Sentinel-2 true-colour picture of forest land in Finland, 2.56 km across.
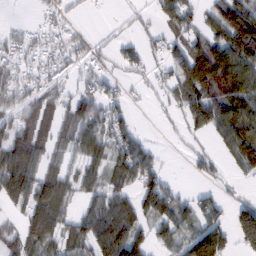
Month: February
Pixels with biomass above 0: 67%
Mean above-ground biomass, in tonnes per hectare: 66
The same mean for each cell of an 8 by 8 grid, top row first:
1 21 10 3 18 73 43 132
46 36 33 22 41 47 94 127
50 37 33 29 19 71 117 119
65 89 60 63 4 35 112 115
125 73 66 75 51 9 18 110
140 75 76 69 92 8 34 30
46 135 39 113 101 87 60 67
64 99 74 143 65 57 170 74
